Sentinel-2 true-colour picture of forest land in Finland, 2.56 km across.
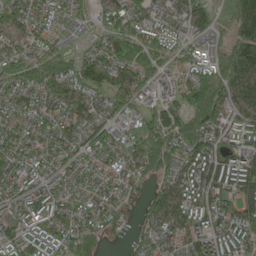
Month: May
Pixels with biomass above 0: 90%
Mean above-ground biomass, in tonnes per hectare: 101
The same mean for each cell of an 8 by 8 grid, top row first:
94 81 58 93 114 95 89 150
57 91 44 115 139 83 72 145
124 200 155 107 89 60 147 140
72 84 95 70 77 126 158 91
94 77 88 89 138 133 144 115
96 88 83 66 67 109 137 124
84 114 82 75 54 97 119 110
122 135 137 20 54 63 115 126
